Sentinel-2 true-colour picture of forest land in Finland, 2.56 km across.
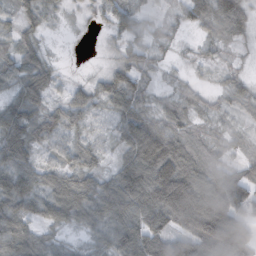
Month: October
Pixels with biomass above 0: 87%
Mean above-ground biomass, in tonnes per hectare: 53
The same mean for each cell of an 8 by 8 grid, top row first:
35 21 10 34 25 20 69 67
48 10 0 11 32 11 17 13
45 44 12 57 31 12 10 24
64 46 45 33 47 40 22 28
69 33 31 21 119 53 42 18
64 41 60 45 102 127 63 61
51 60 75 80 96 168 143 97
78 36 13 60 103 90 173 162
